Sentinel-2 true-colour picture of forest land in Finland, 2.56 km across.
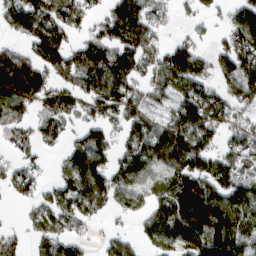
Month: March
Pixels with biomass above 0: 73%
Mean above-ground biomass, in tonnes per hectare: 89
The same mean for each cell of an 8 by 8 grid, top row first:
131 136 92 94 101 28 36 97
35 130 70 92 115 71 33 122
138 92 88 143 83 120 74 150
80 60 63 102 98 94 129 71
44 30 82 74 131 122 90 99
65 22 127 112 95 88 97 94
12 72 86 58 55 126 164 144
35 94 51 55 53 111 136 126
